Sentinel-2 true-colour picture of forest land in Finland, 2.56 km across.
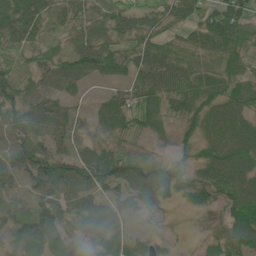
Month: June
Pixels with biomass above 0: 89%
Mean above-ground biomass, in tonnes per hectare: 57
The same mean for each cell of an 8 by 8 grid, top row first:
84 57 41 44 48 64 47 68
37 26 58 52 63 54 65 51
43 44 35 32 71 78 63 48
70 74 20 67 63 40 70 63
81 60 42 52 25 28 56 80
59 97 88 88 83 37 70 83
42 63 71 52 44 11 32 79
73 77 79 64 48 14 28 73
